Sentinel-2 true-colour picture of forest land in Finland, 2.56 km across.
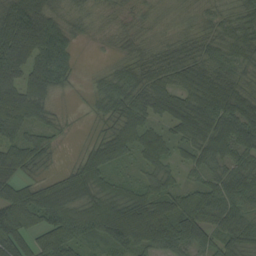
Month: August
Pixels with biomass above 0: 91%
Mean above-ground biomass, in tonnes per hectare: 62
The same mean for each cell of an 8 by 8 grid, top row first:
99 62 28 19 23 20 32 46
109 104 15 16 38 49 50 59
65 87 14 62 64 63 82 50
99 48 6 55 62 71 101 92
62 44 11 69 66 44 87 91
59 23 70 49 36 32 57 69
104 102 77 92 90 81 84 60
91 72 55 76 78 86 61 71
